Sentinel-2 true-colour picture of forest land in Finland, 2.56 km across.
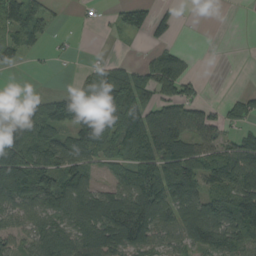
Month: August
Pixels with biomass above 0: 64%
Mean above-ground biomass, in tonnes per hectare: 69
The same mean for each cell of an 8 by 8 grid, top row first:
97 53 3 20 65 28 0 1
78 17 3 5 11 24 0 0
0 0 24 102 66 90 4 0
27 104 148 145 80 83 42 61
122 103 97 72 111 97 65 63
173 113 85 35 98 145 76 102
72 77 103 106 118 110 110 142
48 90 87 110 81 57 102 77
